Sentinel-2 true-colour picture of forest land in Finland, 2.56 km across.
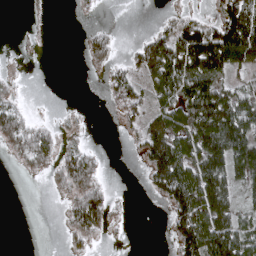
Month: April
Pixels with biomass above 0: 49%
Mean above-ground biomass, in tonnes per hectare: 50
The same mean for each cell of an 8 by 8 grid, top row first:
0 2 5 0 0 16 13 145
0 0 6 28 47 118 159 153
5 0 0 32 45 132 109 29
46 0 3 7 46 77 130 116
48 65 17 0 60 96 139 133
3 24 90 2 19 143 139 82
0 0 76 36 0 77 125 50
0 0 27 5 0 52 147 105
